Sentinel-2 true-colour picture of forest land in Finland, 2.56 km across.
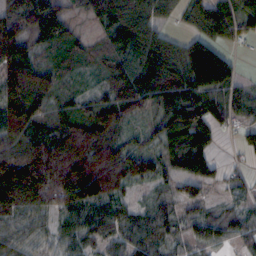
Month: October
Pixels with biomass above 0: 89%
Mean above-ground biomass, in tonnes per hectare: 85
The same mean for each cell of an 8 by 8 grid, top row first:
91 141 26 104 85 36 110 82
135 58 48 82 115 68 113 22
141 83 28 77 119 103 165 44
145 78 69 119 55 116 94 62
81 125 136 109 43 86 60 30
169 149 192 135 88 62 55 30
111 76 101 84 44 49 41 46
69 47 66 71 91 53 64 49
